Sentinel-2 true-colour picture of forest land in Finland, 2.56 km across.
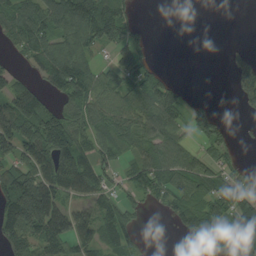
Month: August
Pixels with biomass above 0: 65%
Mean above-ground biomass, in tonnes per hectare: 75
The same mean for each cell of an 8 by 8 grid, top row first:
113 103 175 150 4 0 0 0
50 89 88 51 29 0 0 13
51 69 118 64 71 22 0 53
157 94 73 74 78 78 47 12
140 158 93 67 62 65 56 14
133 116 173 42 77 67 64 56
169 177 68 68 22 77 81 83
115 119 88 77 18 12 69 219
